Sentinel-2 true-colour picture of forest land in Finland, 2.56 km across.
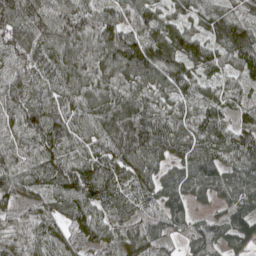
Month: May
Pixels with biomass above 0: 96%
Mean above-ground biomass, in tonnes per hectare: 92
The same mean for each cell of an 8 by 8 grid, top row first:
125 113 112 91 91 63 89 78
93 108 96 117 127 114 80 127
95 96 91 93 105 101 57 45
108 119 96 129 120 73 96 58
66 103 81 116 136 102 103 95
80 102 121 118 102 95 111 85
55 64 98 85 64 88 34 83
54 92 71 59 90 41 97 95
